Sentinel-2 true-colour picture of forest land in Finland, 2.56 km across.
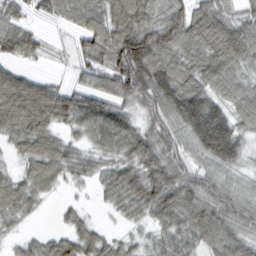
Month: February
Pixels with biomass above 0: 88%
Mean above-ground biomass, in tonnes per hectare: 67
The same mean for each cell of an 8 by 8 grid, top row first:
41 42 68 82 84 84 90 46
53 20 40 105 133 88 91 100
72 29 28 80 121 105 92 65
85 93 92 84 50 91 125 74
39 69 35 70 84 59 119 72
38 69 35 58 105 85 57 36
58 8 22 26 66 92 91 68
19 31 61 32 25 52 63 62
